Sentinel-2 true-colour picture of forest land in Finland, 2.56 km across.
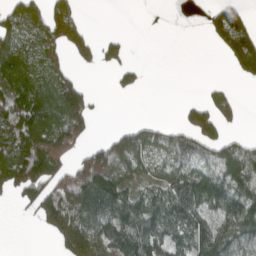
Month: April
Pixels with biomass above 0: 58%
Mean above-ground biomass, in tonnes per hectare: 72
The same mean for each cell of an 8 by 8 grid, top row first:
60 69 31 0 0 0 36 88
83 72 43 46 0 0 11 150
97 72 37 18 18 0 4 31
144 111 111 0 0 9 90 26
90 125 58 106 103 75 84 54
121 106 136 127 56 94 129 156
15 129 129 116 100 105 102 135
0 21 133 92 137 80 120 124
